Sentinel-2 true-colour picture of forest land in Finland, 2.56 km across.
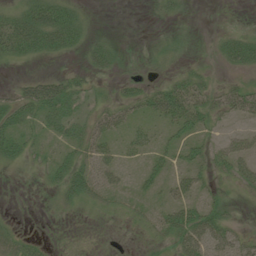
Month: July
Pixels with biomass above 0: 51%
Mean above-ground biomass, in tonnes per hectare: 22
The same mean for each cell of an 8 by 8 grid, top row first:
31 60 21 0 1 9 0 1
43 40 22 18 3 11 3 42
8 35 18 10 11 22 14 13
42 44 22 26 19 51 37 39
36 16 35 25 21 27 21 24
2 20 52 30 22 26 19 31
0 5 16 10 11 46 30 6
20 3 0 0 5 33 47 26
